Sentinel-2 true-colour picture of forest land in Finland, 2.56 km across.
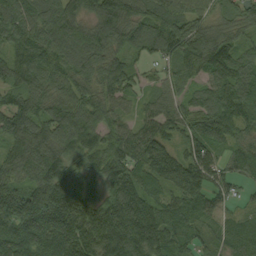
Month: September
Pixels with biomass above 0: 96%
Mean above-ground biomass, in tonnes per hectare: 111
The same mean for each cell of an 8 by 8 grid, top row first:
108 121 105 137 103 108 65 86
87 101 119 100 97 133 153 87
80 83 98 121 44 75 90 122
124 93 117 79 51 82 128 110
97 115 140 105 134 83 114 68
94 165 133 143 129 170 118 57
173 219 172 156 147 92 68 34
156 147 182 170 168 49 30 78
